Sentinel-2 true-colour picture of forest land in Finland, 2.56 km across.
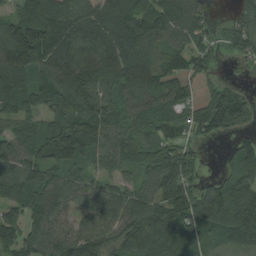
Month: August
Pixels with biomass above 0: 88%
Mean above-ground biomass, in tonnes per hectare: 107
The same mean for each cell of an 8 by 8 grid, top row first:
89 155 116 114 132 124 47 71
204 165 138 118 105 74 68 85
131 95 152 109 122 93 50 14
96 80 112 108 98 75 133 151
114 129 193 102 81 99 25 52
135 108 65 61 67 190 32 93
89 144 74 105 111 128 192 152
98 122 147 92 132 134 63 111
